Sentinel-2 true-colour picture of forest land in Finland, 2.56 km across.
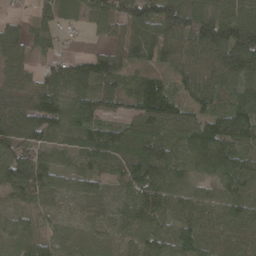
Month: April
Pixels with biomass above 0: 92%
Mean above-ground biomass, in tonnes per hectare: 82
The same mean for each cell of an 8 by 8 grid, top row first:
27 43 20 85 125 128 94 94
76 42 6 70 115 89 141 172
62 76 111 97 73 45 72 97
94 151 103 50 100 84 83 116
100 78 79 100 99 83 119 92
123 86 68 62 129 94 67 119
41 33 28 49 104 72 80 96
47 56 33 27 62 86 87 81
